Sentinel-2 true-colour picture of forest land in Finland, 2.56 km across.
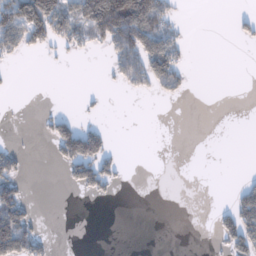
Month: January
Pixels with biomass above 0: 24%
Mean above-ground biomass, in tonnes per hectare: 35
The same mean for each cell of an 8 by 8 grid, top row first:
149 153 93 200 164 33 0 16
59 39 42 71 128 73 0 3
3 0 0 18 67 61 0 0
1 12 11 0 0 0 0 0
11 20 137 20 0 0 0 0
61 0 74 51 0 0 0 5
96 0 0 0 0 0 1 85
154 24 0 0 0 0 2 96
